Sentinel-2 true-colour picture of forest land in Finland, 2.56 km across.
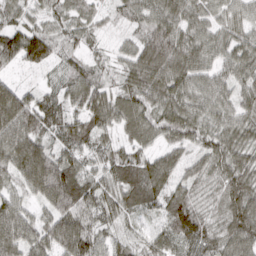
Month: March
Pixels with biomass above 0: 97%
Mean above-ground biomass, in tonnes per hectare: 67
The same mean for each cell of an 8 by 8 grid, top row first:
43 41 43 25 59 73 48 51
123 110 34 23 84 115 55 66
32 17 71 31 97 90 60 59
133 77 64 82 71 80 62 62
108 62 59 35 49 59 56 76
70 165 73 60 85 61 50 79
56 61 90 57 47 77 34 83
81 74 109 32 32 66 59 85
